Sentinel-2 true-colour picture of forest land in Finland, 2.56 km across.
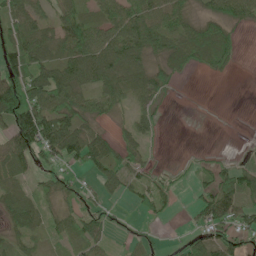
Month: June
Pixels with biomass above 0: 67%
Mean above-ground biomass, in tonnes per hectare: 45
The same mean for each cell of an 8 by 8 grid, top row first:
54 34 58 61 71 59 39 52
71 58 91 78 67 58 91 19
78 95 79 75 63 27 5 0
130 84 70 29 30 0 0 0
63 82 91 47 29 0 0 1
46 33 19 54 31 6 22 60
68 27 33 15 25 12 67 68
32 19 43 16 14 7 53 42
